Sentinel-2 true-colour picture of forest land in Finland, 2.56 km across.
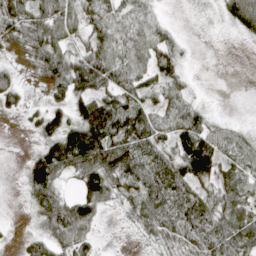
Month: April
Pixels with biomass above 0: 77%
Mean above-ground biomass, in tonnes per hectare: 52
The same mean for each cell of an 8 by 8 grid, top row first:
69 82 52 44 47 1 5 87
20 73 32 67 63 41 0 2
38 66 110 83 53 46 0 0
23 61 62 101 63 52 22 0
0 61 125 95 84 63 80 33
5 120 61 80 76 83 66 52
1 121 93 14 59 76 68 55
6 59 58 1 13 36 74 59
